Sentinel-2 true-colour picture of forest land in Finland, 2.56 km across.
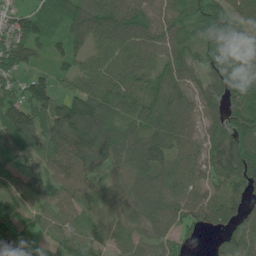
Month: June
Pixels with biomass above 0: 91%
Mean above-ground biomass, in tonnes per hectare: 73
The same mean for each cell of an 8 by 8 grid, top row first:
44 56 104 121 79 63 66 76
88 48 54 100 88 68 51 79
62 51 74 88 57 65 56 54
99 86 129 73 67 94 55 62
85 71 114 93 109 88 65 80
43 82 88 51 96 91 47 88
53 58 56 54 101 87 106 58
105 30 60 50 68 51 10 74
